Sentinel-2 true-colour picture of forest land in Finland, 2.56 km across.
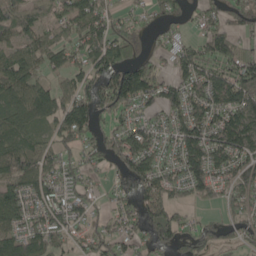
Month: May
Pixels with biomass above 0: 76%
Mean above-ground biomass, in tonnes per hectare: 75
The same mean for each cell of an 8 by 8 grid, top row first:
89 60 87 53 28 45 53 73
67 73 65 122 54 48 90 69
103 44 62 131 149 69 83 123
86 93 95 84 51 75 79 93
85 54 71 75 100 79 96 102
104 73 61 32 104 63 92 87
91 78 56 39 79 67 31 61
81 73 34 74 50 75 74 53
